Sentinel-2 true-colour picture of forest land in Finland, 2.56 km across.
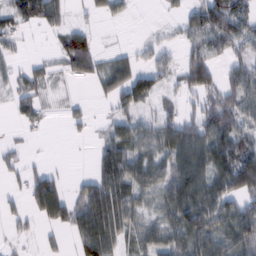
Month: February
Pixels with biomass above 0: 64%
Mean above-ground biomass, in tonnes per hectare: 50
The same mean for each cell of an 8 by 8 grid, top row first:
61 67 10 29 0 20 103 82
21 7 88 11 22 25 76 41
27 22 25 62 60 33 59 58
28 12 18 29 37 29 72 61
10 1 4 60 57 79 100 74
19 56 16 89 64 75 78 100
17 98 74 106 33 81 78 71
16 13 69 66 46 59 91 85
